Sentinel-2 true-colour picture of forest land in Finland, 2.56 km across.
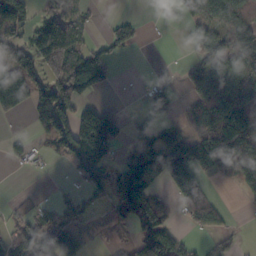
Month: October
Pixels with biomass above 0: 52%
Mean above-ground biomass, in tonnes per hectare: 91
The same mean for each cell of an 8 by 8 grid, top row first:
158 89 54 14 5 30 121 108
76 222 92 63 6 0 110 145
142 116 210 40 6 16 124 102
56 141 116 67 20 34 130 167
24 53 243 153 146 182 177 260
2 4 91 180 218 138 59 154
0 4 93 96 238 56 100 2
0 26 50 4 123 112 35 24
